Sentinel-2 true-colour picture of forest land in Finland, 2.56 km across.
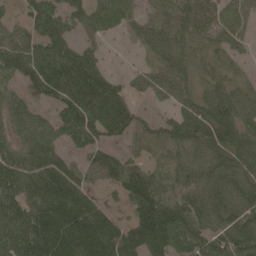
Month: May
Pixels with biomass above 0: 84%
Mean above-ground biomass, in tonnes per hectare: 91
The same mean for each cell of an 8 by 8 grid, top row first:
26 95 62 65 57 93 89 61
94 98 56 8 57 89 73 31
52 129 127 47 44 84 74 54
67 38 113 118 24 58 121 97
71 93 57 43 54 100 137 125
130 154 76 78 95 114 133 116
114 164 144 31 128 129 124 118
111 161 170 133 132 86 102 120
